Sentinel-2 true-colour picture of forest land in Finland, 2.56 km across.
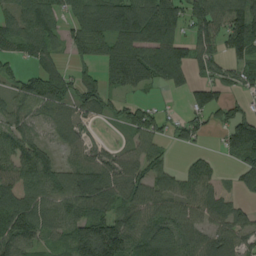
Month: August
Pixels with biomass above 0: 79%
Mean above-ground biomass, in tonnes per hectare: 85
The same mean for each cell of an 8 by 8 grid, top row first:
68 68 74 148 127 108 127 111
60 78 63 113 123 125 76 102
55 124 73 80 100 82 57 45
82 71 66 41 57 13 87 70
90 47 49 24 76 38 11 142
118 100 119 90 92 64 75 52
132 96 90 72 118 87 91 53
109 54 142 168 102 116 87 61
